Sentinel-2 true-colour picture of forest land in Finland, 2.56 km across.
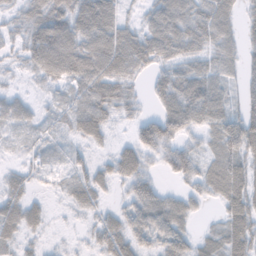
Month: November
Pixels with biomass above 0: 85%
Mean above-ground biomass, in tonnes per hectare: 41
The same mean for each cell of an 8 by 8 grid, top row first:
23 59 65 60 24 63 55 34
22 85 66 76 64 57 42 37
7 32 57 58 21 63 59 35
33 12 53 37 19 73 56 46
11 21 21 18 62 47 24 57
22 16 31 36 50 40 40 54
43 18 26 19 61 54 11 63
28 10 7 52 42 55 21 59
